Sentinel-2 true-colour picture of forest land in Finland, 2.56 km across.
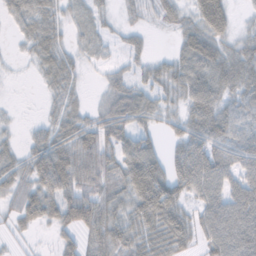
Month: November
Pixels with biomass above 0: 78%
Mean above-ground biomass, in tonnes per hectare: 41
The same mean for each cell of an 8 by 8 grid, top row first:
39 35 15 11 21 27 78 9
5 37 15 12 16 23 62 37
2 22 16 23 28 45 68 61
2 10 23 53 56 22 69 49
17 59 64 53 61 31 73 49
26 69 65 49 100 62 74 48
26 32 69 59 73 58 51 64
10 4 35 65 46 52 43 62
